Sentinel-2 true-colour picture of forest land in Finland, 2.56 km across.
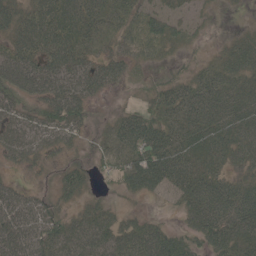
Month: May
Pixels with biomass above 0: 83%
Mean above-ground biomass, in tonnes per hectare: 41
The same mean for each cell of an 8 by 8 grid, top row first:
51 57 59 37 36 29 13 3
50 61 52 24 24 19 7 38
61 62 56 39 12 25 37 42
42 52 42 13 27 46 50 46
51 44 18 42 67 54 58 50
12 15 30 21 85 64 45 31
50 32 29 19 9 20 63 63
60 52 49 50 63 44 47 54
